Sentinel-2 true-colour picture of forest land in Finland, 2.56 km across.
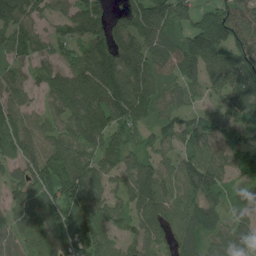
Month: July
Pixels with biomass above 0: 87%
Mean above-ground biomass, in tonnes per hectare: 103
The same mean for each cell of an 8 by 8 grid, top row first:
124 64 105 57 125 117 86 116
87 55 77 135 123 122 167 110
79 81 166 193 149 88 89 152
87 65 145 130 99 76 56 114
107 89 128 93 73 89 95 97
72 136 133 88 114 121 138 44
71 104 143 81 127 118 138 59
78 81 131 44 80 95 86 88
